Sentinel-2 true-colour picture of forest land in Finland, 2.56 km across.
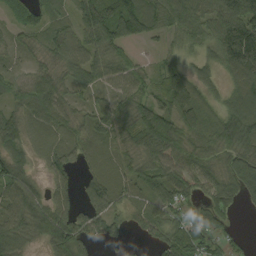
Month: September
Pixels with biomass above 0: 87%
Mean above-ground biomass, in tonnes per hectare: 60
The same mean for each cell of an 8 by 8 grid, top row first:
46 46 62 112 97 79 76 129
36 47 60 70 12 29 49 179
34 55 55 47 39 69 39 78
39 69 36 60 78 82 39 89
61 43 48 39 72 67 42 81
83 46 35 47 56 70 67 73
78 85 59 66 49 56 59 22
75 66 80 35 22 70 53 13
